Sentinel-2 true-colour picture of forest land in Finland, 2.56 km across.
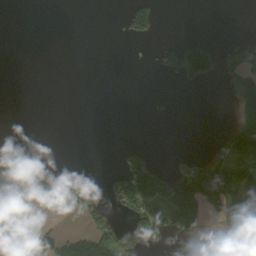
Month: September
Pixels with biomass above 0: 24%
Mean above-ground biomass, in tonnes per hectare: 32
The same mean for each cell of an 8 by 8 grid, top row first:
0 0 0 1 78 0 0 0
0 0 0 0 2 49 45 24
0 0 0 0 0 27 36 43
0 0 0 0 0 3 0 38
0 0 0 1 13 0 4 93
49 78 26 28 152 63 72 107
103 53 86 56 93 129 42 55
63 57 71 93 80 25 8 22
